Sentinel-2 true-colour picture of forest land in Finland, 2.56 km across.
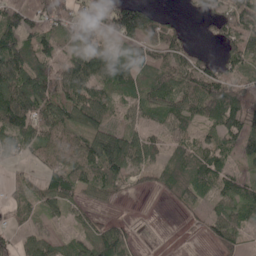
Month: May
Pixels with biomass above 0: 81%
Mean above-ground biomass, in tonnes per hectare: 60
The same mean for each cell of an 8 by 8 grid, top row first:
95 95 73 132 112 14 45 116
96 57 82 48 69 63 10 78
94 79 100 84 57 67 79 50
116 84 90 41 50 61 65 104
50 54 53 99 62 53 44 64
17 47 60 69 29 73 72 41
33 41 34 13 2 17 37 74
33 51 50 97 7 2 28 41
